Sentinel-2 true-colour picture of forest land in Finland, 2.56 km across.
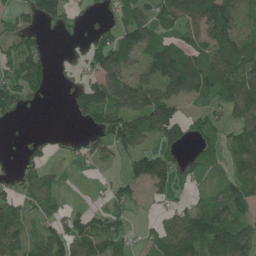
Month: June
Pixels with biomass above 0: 64%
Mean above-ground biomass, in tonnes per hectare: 77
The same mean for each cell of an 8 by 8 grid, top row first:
48 92 38 47 75 110 139 94
73 24 26 109 95 93 96 118
104 60 51 135 98 141 118 127
61 2 68 110 136 92 54 98
10 32 28 93 52 83 55 78
48 52 4 19 128 105 34 87
79 59 28 66 18 42 82 83
90 89 119 97 27 119 138 121
